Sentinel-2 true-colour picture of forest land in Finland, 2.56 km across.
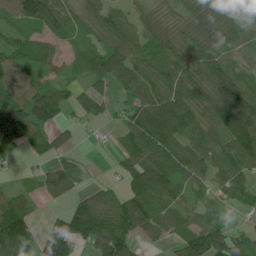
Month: June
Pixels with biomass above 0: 81%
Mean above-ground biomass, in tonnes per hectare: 84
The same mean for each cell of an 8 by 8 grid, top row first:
68 139 85 84 65 66 102 102
87 59 55 96 72 65 95 56
82 47 42 73 83 93 122 95
124 122 56 28 117 132 84 178
47 74 18 18 119 98 80 144
13 65 51 14 135 96 68 86
86 17 83 87 116 71 62 31
174 156 82 142 41 57 163 80
